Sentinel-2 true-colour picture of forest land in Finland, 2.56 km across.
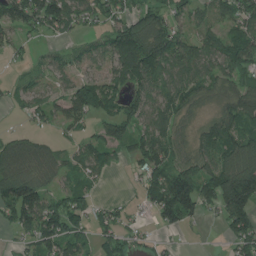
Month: July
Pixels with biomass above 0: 72%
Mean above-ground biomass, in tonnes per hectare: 69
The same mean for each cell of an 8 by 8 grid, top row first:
117 121 71 70 86 56 49 90
32 13 27 79 114 80 80 106
18 36 57 64 94 64 65 66
17 52 65 72 89 72 20 96
63 38 38 76 88 65 85 96
127 64 44 17 64 109 89 154
124 103 67 40 30 146 59 165
24 85 70 53 23 10 2 94
